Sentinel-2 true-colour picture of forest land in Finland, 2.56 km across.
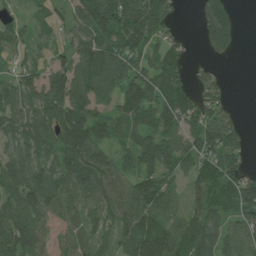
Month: July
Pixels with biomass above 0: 84%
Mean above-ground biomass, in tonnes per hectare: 84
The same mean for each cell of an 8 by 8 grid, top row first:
23 39 112 185 129 33 127 33
37 34 95 123 95 49 74 28
62 96 112 128 100 84 56 0
80 94 103 59 106 104 94 17
62 82 140 79 83 90 111 71
92 75 128 104 88 47 90 71
108 86 67 95 98 41 94 126
116 58 51 62 127 115 93 84
